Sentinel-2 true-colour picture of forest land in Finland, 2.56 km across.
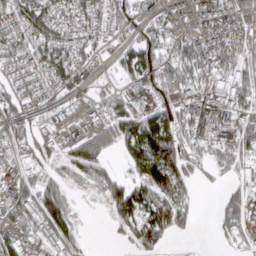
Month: March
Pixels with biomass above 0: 68%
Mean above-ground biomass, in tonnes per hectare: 60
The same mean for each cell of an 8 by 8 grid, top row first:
75 70 66 72 43 39 48 79
69 79 65 20 95 69 70 82
51 49 37 17 68 82 73 64
76 36 32 55 53 60 81 59
53 60 77 48 121 106 59 86
46 44 54 53 83 111 22 45
76 140 5 63 100 109 0 86
48 63 33 11 77 23 1 33
